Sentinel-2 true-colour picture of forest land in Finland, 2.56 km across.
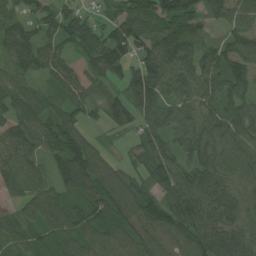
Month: August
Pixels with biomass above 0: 93%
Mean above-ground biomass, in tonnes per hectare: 85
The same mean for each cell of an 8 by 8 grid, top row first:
62 73 68 50 83 136 70 74
114 69 76 134 88 117 62 88
65 45 110 62 135 86 89 76
82 79 64 66 83 77 76 74
129 96 121 13 65 69 108 95
120 73 126 89 70 91 101 82
67 113 72 99 104 106 106 86
59 58 92 68 82 81 107 89
